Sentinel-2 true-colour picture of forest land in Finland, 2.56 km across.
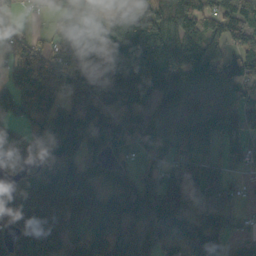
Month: October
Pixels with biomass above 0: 84%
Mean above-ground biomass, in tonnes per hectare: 104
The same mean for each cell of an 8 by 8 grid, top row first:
19 34 79 94 94 177 65 79
66 56 136 109 135 136 89 68
90 112 114 116 122 79 85 100
82 122 121 94 81 76 109 86
123 107 125 126 51 49 59 57
82 153 150 92 68 155 153 28
174 183 141 118 152 222 173 46
82 164 104 120 91 118 106 52
